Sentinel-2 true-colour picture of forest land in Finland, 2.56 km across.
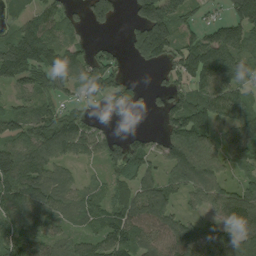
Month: August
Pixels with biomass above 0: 77%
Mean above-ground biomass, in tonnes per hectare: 100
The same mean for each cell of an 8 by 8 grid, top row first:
58 92 57 99 146 138 37 148
162 123 57 48 152 116 177 115
97 100 78 105 10 78 148 110
93 93 61 42 20 129 145 108
113 156 122 91 84 145 84 95
167 124 33 66 102 91 116 61
114 105 84 89 124 60 65 119
118 78 71 131 95 119 113 114
